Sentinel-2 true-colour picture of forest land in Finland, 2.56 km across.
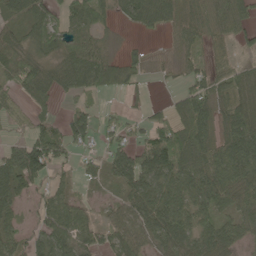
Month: May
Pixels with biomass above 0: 77%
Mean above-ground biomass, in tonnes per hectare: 59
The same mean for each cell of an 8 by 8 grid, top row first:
39 58 46 25 79 46 59 69
48 45 64 19 14 20 35 29
50 52 87 78 21 14 61 57
33 28 57 18 17 65 84 89
42 106 50 56 65 105 90 122
84 64 32 55 121 87 113 82
36 66 46 29 88 80 79 62
62 80 73 57 66 73 74 50
